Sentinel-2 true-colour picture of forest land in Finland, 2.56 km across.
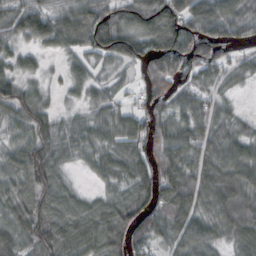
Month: October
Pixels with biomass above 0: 89%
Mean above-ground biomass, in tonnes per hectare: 66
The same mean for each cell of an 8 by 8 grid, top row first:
61 55 77 89 100 97 99 72
43 40 59 126 91 111 78 36
70 23 49 33 60 86 46 30
74 46 31 42 50 58 61 26
51 75 46 49 64 87 67 65
66 89 14 51 63 108 85 86
66 69 55 70 70 110 65 99
65 86 79 77 57 55 58 67
